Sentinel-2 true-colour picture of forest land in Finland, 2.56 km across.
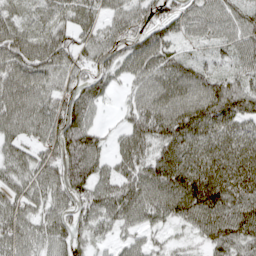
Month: April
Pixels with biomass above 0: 88%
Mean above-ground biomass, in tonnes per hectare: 77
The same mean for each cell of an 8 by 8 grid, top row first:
52 57 68 42 63 63 72 68
103 100 69 60 85 46 32 65
88 77 56 44 73 85 74 61
87 83 80 10 92 107 112 105
65 75 110 39 82 102 81 85
65 77 92 70 92 118 133 118
78 72 81 92 96 114 135 114
80 75 53 37 42 24 68 88
